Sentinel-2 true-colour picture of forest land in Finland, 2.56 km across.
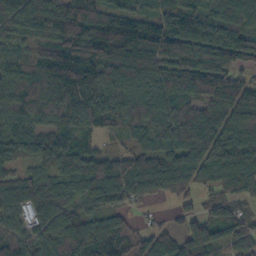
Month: October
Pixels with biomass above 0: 93%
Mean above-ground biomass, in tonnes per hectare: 116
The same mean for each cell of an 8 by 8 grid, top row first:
131 159 192 114 94 145 118 110
60 87 184 194 164 150 145 133
83 121 136 120 147 132 165 91
109 101 133 132 117 128 109 166
84 83 70 15 73 106 135 130
67 93 134 158 171 151 97 133
96 142 76 94 28 46 63 49
112 128 151 158 99 98 137 88
